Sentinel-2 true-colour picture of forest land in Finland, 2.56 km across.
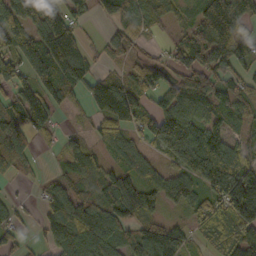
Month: October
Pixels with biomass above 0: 78%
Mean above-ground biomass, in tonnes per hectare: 87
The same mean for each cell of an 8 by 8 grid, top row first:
116 115 47 66 66 43 149 129
130 179 93 60 23 68 159 118
97 118 97 54 87 73 100 64
105 112 19 114 73 120 79 79
117 20 31 54 59 158 80 53
30 14 81 72 71 80 147 146
34 72 109 124 117 50 86 135
37 54 102 106 96 105 38 111
